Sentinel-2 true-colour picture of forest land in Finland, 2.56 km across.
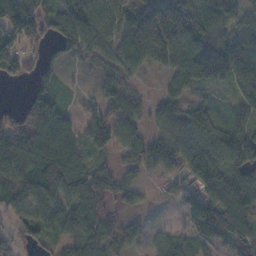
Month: November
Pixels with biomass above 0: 84%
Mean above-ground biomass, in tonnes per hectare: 81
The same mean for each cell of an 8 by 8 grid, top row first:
121 77 93 88 152 184 112 65
81 40 111 82 140 127 140 116
32 53 11 67 19 65 91 94
44 102 48 77 53 100 74 38
112 100 55 89 96 114 105 114
96 78 65 65 49 47 118 88
60 75 96 50 23 24 147 121
41 42 75 79 33 47 91 96
